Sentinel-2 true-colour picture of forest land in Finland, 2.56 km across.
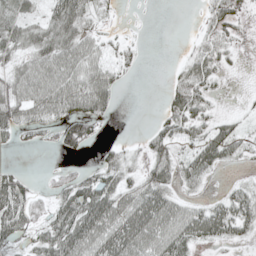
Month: May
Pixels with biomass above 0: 63%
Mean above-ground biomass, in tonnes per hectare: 36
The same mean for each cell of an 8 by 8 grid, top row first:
46 39 56 7 0 0 25 20
39 56 46 16 4 1 32 11
41 58 54 33 0 24 38 1
49 48 51 19 0 49 29 9
17 18 48 14 21 42 59 35
33 11 36 37 38 44 23 6
71 39 81 70 81 50 37 52
30 57 73 71 75 65 39 22
